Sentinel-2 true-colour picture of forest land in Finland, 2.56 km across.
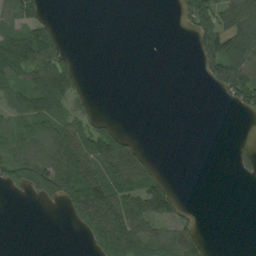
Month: August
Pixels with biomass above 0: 42%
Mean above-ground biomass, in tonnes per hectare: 40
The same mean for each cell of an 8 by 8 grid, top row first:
69 22 0 0 0 18 74 107
99 94 2 0 0 0 69 75
53 98 29 0 0 0 36 97
58 82 39 2 0 0 0 23
60 74 81 97 13 0 0 12
65 117 107 99 81 3 0 14
0 5 70 112 84 48 0 0
0 0 5 86 97 91 20 0
